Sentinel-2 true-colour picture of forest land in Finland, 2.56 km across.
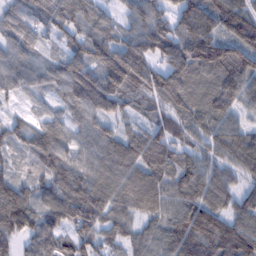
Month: February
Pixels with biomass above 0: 94%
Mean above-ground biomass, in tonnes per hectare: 101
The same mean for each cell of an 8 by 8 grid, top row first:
87 114 103 50 101 106 127 152
88 45 94 126 128 138 170 120
88 78 172 163 133 128 97 117
24 43 94 98 54 98 97 53
71 106 66 111 126 90 78 111
60 89 102 103 115 105 86 78
123 96 147 103 78 89 106 76
86 84 114 65 66 120 157 153
